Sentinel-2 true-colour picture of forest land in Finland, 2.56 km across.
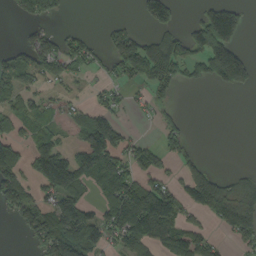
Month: September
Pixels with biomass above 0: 49%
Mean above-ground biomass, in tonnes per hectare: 77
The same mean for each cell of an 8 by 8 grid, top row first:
31 77 0 7 58 53 113 88
41 101 74 70 66 89 177 74
97 58 28 35 71 45 92 124
75 53 47 69 18 19 0 0
82 92 76 157 58 65 0 0
102 164 130 144 76 43 98 32
85 97 121 118 208 100 117 112
3 130 160 66 128 110 72 53
